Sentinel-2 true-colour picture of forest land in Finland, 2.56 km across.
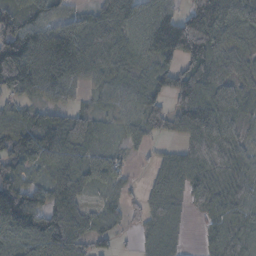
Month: November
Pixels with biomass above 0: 85%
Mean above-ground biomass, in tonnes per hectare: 77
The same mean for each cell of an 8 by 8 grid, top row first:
99 73 40 117 79 77 177 96
171 149 118 98 73 129 114 69
155 104 52 51 64 91 77 62
53 62 47 37 76 60 53 69
119 108 79 37 32 28 92 53
95 61 93 59 13 73 71 51
203 102 49 32 43 41 51 63
82 139 74 31 36 31 31 66
